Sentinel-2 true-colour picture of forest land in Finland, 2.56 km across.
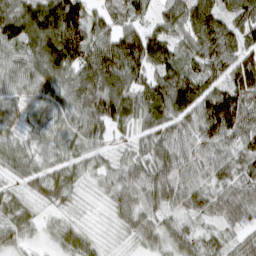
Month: March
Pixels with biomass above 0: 95%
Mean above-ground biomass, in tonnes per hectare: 74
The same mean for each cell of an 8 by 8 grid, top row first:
102 115 108 56 41 82 102 81
71 116 119 117 125 58 94 83
74 93 116 129 77 93 77 109
53 55 89 113 87 93 123 123
54 47 65 42 57 93 77 75
35 64 41 57 86 96 54 65
53 33 20 38 66 54 66 74
43 23 57 13 47 58 45 45
